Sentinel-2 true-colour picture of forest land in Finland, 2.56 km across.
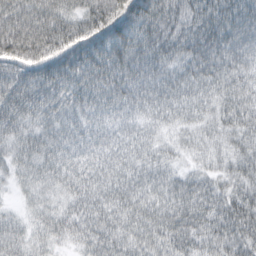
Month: March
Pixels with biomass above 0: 98%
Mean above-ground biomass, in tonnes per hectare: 68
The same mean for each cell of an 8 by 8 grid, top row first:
74 86 64 89 99 72 100 70
95 82 86 100 65 72 112 82
60 73 73 76 74 67 99 73
61 63 61 57 58 62 55 81
47 64 63 64 61 33 46 44
32 59 82 74 63 47 47 50
16 44 75 74 78 89 84 63
56 45 63 81 70 87 73 60
